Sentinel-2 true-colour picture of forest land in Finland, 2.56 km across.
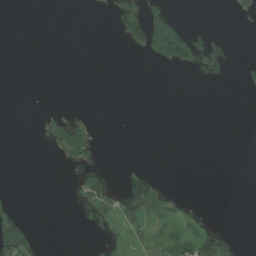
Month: July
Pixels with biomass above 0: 12%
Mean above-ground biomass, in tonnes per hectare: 12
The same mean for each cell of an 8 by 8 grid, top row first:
0 0 0 17 91 24 0 14
0 0 0 0 59 134 9 0
0 0 0 0 0 0 1 8
0 7 5 0 0 0 0 0
0 18 80 0 0 0 0 0
0 0 20 11 5 0 0 0
4 0 9 35 50 22 1 0
12 0 0 3 16 49 76 0
